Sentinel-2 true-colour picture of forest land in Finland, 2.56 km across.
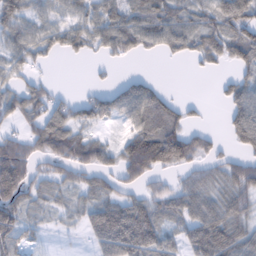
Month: February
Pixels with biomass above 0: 69%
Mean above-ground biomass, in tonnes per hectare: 56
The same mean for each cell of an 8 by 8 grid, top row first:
72 42 50 58 56 64 57 87
52 45 41 49 45 45 66 78
28 16 0 12 23 0 2 46
55 58 49 47 89 59 7 75
63 83 75 26 122 116 41 43
145 43 42 39 70 27 47 78
101 42 44 81 75 60 75 63
60 5 8 96 100 40 108 74
